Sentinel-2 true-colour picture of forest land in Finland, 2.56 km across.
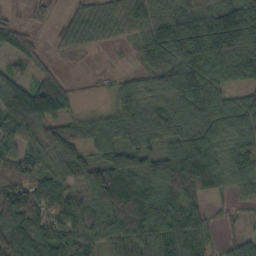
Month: October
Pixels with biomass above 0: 89%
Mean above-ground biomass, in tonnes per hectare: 90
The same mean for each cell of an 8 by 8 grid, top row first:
11 19 33 50 112 112 134 143
54 20 36 12 95 140 137 130
67 49 5 20 46 121 104 72
155 137 30 55 98 107 117 107
84 124 88 106 99 100 112 92
106 94 91 146 127 133 123 89
162 103 83 129 164 124 48 17
102 109 86 93 122 111 50 38
